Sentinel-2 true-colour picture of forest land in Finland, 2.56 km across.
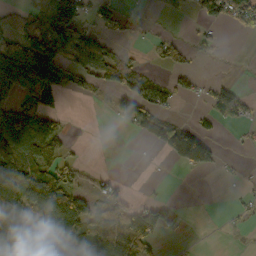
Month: October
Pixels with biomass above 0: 46%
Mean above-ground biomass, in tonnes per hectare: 53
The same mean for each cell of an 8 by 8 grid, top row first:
44 46 44 43 7 12 54 71
95 111 103 23 6 36 16 0
129 96 41 67 57 30 11 7
77 71 0 26 89 15 32 48
136 101 5 0 22 148 75 6
114 92 22 17 1 1 5 9
130 118 106 105 58 17 0 12
120 93 115 135 100 6 0 1
